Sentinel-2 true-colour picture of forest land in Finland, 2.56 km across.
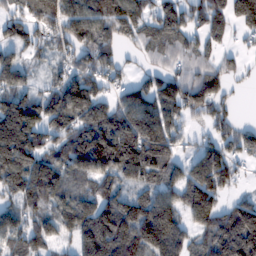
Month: February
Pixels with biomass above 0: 82%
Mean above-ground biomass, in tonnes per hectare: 130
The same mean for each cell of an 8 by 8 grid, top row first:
86 140 160 134 98 135 166 176
87 79 140 97 64 92 79 36
107 50 83 74 57 106 127 33
201 130 124 131 165 110 107 16
263 113 189 230 222 87 93 103
190 183 126 134 135 103 251 52
114 111 149 168 192 157 216 126
103 96 141 205 209 170 102 208
